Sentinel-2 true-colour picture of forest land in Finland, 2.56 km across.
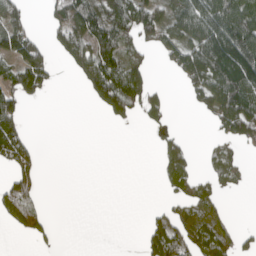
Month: April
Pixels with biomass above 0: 45%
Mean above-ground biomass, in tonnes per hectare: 51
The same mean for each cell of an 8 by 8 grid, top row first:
65 35 114 113 93 78 119 112
97 46 91 80 42 75 130 171
88 52 36 150 66 22 115 140
70 0 0 56 44 2 50 135
106 0 0 0 0 38 9 43
61 0 0 0 0 69 21 18
86 14 0 0 4 27 38 0
4 21 0 0 38 95 64 25
